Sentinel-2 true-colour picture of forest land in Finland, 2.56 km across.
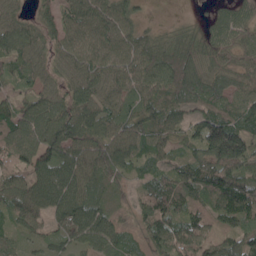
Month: May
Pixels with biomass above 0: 90%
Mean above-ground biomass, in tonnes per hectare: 80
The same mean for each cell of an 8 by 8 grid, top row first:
46 35 93 86 16 4 27 67
84 45 89 92 74 85 68 66
47 47 76 70 89 123 106 62
77 97 91 72 79 71 90 78
107 127 106 103 84 61 168 164
83 98 88 66 45 102 107 126
84 83 103 32 89 95 80 112
42 45 58 68 51 124 84 87
